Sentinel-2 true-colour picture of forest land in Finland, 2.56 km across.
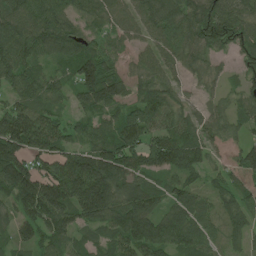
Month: June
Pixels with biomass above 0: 90%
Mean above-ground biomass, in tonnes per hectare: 90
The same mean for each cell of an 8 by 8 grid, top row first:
103 110 64 77 80 87 106 83
109 85 79 48 57 83 81 61
85 68 133 122 69 49 37 43
114 77 49 67 117 65 49 57
169 129 78 111 114 116 64 46
164 129 216 147 78 76 42 53
77 158 151 114 127 81 56 69
71 88 49 93 143 109 68 45
